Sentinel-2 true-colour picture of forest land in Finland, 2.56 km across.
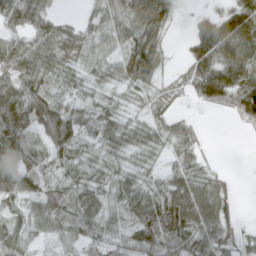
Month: April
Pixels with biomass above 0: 85%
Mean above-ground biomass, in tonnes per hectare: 47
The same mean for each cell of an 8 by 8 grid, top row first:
57 37 15 50 77 25 34 77
48 56 48 37 83 6 91 91
51 45 35 38 60 19 101 75
71 74 40 38 31 22 12 58
69 57 52 47 49 39 8 0
72 41 39 44 33 44 36 3
28 61 64 42 65 84 61 12
36 27 44 53 68 64 53 31
